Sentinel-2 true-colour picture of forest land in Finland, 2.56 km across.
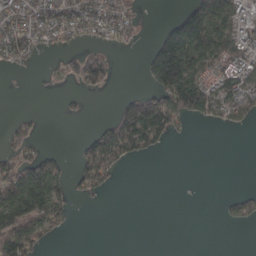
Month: March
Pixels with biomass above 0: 42%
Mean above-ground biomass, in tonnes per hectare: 56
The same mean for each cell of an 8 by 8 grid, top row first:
82 89 106 88 14 39 186 85
97 30 34 24 17 199 132 128
3 15 76 34 19 204 95 106
6 1 9 26 207 127 88 73
45 7 30 132 89 6 0 0
130 130 41 43 0 0 0 0
143 117 3 0 0 0 0 46
154 35 0 0 0 0 0 0
